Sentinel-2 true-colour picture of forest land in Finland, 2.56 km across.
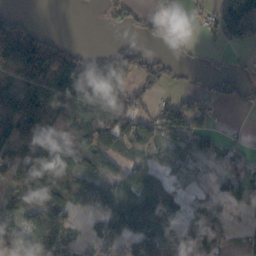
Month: October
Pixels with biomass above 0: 68%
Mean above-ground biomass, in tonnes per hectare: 86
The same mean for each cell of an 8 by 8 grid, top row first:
30 0 0 36 41 35 42 132
165 110 23 21 35 33 12 34
99 134 193 154 92 20 20 29
163 160 110 170 61 131 58 9
135 183 148 102 39 108 54 34
142 248 146 95 113 54 38 96
87 73 50 120 192 58 82 63
91 78 39 91 117 76 135 57
